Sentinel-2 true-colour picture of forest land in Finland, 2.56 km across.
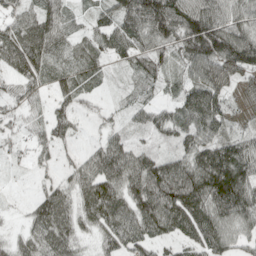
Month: April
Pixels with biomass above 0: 94%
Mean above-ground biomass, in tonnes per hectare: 61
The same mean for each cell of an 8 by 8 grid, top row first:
51 61 21 51 91 96 101 65
91 66 42 48 55 70 119 123
52 44 46 12 41 29 76 35
37 36 33 18 34 51 93 23
30 42 16 56 30 43 74 63
7 18 55 86 113 132 122 97
7 77 61 95 100 124 96 95
35 75 43 66 77 52 74 43
